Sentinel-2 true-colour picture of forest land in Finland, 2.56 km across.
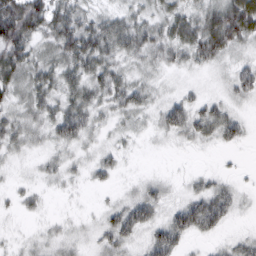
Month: March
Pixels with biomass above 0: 83%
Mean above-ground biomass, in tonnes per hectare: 32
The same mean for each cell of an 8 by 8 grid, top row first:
107 71 50 34 31 46 50 93
79 35 75 49 48 45 62 33
49 41 44 42 25 11 11 40
30 34 49 28 27 45 38 16
29 23 28 15 6 11 16 17
9 18 13 20 10 6 16 7
13 7 5 22 49 32 66 15
10 18 16 36 25 43 13 19
